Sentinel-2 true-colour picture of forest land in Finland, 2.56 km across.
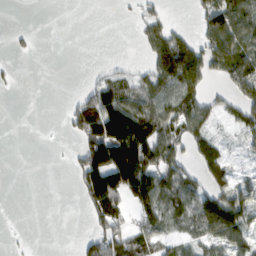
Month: February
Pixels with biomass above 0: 37%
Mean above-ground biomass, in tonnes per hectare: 41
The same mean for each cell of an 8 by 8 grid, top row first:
0 0 0 0 38 4 101 103
10 0 0 0 31 116 78 87
6 0 3 57 49 123 55 90
0 0 95 138 89 97 66 56
0 1 54 155 117 68 61 23
0 0 70 130 119 86 61 35
0 0 13 27 41 31 0 5
0 0 0 0 0 0 0 4
